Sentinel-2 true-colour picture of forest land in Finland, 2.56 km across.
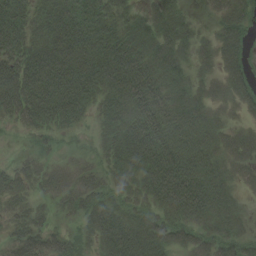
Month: August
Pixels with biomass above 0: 86%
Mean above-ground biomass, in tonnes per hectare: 53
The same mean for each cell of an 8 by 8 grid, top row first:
53 51 57 49 36 44 16 58
61 68 76 63 53 53 32 60
87 85 80 67 81 44 38 57
61 79 50 52 71 71 51 33
2 17 5 50 83 72 67 73
38 38 33 36 69 92 76 41
26 17 41 52 37 70 71 30
40 52 26 65 73 44 50 47
